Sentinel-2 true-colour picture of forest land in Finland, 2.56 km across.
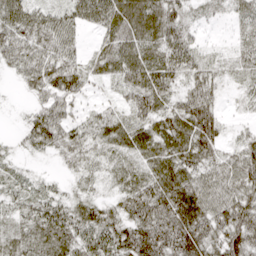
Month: April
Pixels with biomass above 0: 88%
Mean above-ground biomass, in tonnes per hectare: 48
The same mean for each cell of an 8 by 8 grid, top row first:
67 46 50 66 79 43 14 26
69 59 24 54 59 60 14 26
20 79 59 33 69 42 47 18
3 70 23 30 63 57 67 8
10 48 43 45 57 69 65 33
19 10 17 24 46 69 49 57
31 49 46 38 69 86 62 68
45 67 56 63 88 82 62 72
